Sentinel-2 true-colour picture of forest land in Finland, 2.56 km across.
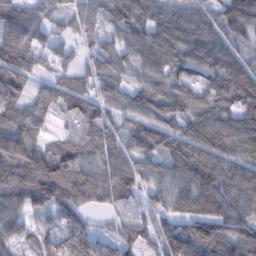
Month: February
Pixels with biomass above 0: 93%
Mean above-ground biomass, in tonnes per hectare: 88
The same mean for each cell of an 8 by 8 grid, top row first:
109 76 57 92 103 80 63 110
171 78 43 70 89 91 93 47
113 54 46 83 65 85 73 87
97 83 81 59 92 84 97 91
132 73 105 70 87 105 106 86
144 180 118 98 70 78 103 85
72 104 75 52 56 70 93 91
58 71 100 51 64 132 127 97
